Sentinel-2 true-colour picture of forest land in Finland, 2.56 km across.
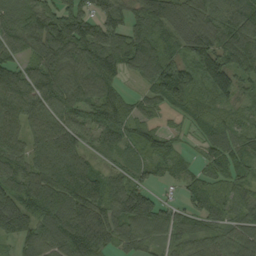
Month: September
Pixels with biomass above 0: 91%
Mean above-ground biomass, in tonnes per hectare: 91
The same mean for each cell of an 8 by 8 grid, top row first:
95 116 107 90 120 129 100 113
79 124 124 139 126 80 132 130
94 119 106 94 78 150 122 88
79 88 88 130 49 45 70 53
69 95 82 87 88 42 68 84
69 99 112 73 57 53 67 61
96 107 101 95 119 60 85 69
55 57 122 59 59 72 90 110
